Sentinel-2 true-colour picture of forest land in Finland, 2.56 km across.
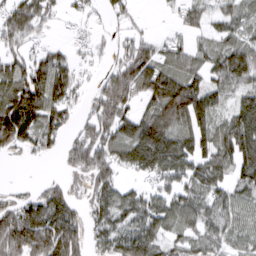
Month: March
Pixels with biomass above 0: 75%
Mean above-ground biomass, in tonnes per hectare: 81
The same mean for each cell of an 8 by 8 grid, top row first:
92 54 32 39 7 26 60 65
53 44 29 29 66 52 46 93
116 132 45 78 135 115 72 103
160 121 36 116 65 165 94 98
93 62 92 116 166 113 91 148
0 10 42 74 62 90 103 74
79 138 47 101 97 94 80 62
144 163 80 82 119 50 53 45
